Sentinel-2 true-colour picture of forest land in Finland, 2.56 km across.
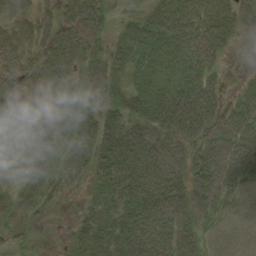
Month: August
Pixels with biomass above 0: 86%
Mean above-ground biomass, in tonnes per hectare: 50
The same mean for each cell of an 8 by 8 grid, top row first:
45 31 79 25 46 74 69 43
55 52 67 41 76 53 61 7
36 42 49 52 52 44 45 11
75 50 51 36 53 76 62 54
59 66 62 65 72 46 61 67
25 52 32 63 68 58 76 49
34 10 13 55 66 69 57 39
11 3 32 67 67 62 33 33
